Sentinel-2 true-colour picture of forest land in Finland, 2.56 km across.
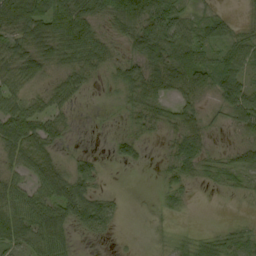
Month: September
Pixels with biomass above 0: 78%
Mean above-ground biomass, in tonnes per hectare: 45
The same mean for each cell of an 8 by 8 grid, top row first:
84 75 62 55 114 74 27 10
52 56 75 30 91 110 44 48
54 33 45 29 85 95 61 64
65 49 5 6 60 49 21 83
72 51 2 22 23 43 32 32
37 65 56 2 1 39 29 42
68 70 67 37 2 19 0 3
64 76 11 8 3 21 33 44
